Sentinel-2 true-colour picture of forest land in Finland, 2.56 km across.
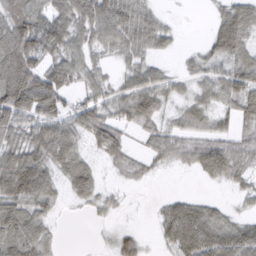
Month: March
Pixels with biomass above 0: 75%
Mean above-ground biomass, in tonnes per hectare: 49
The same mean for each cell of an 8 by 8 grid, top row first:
73 64 74 97 52 6 9 69
87 65 51 49 51 15 31 65
104 76 40 29 59 30 44 68
104 67 57 43 68 33 47 48
58 86 41 62 22 47 60 43
116 67 67 12 19 4 38 39
72 44 13 19 2 43 34 14
75 47 0 21 18 54 73 69
